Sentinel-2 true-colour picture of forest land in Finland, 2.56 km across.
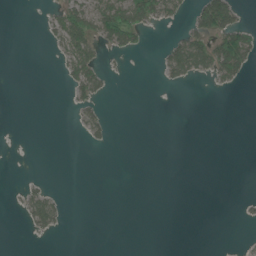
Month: June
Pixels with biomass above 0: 16%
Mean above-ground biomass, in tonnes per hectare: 14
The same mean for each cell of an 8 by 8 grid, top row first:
0 11 64 93 68 16 89 28
0 5 59 29 11 41 63 103
0 0 51 9 0 21 12 25
0 0 18 4 0 0 0 0
0 0 2 11 0 0 0 0
0 3 0 0 0 0 0 0
5 55 0 0 0 0 0 4
0 3 0 0 0 0 0 2
